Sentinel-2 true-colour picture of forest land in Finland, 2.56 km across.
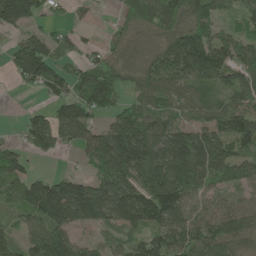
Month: May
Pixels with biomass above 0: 79%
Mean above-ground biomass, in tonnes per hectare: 92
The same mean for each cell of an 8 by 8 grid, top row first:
187 39 17 15 80 107 91 51
67 97 39 57 41 142 133 85
50 118 95 133 77 99 90 84
3 57 109 64 84 65 55 105
33 86 71 168 193 169 141 97
109 47 53 115 113 127 99 66
75 197 179 138 147 119 54 69
66 153 49 41 70 96 116 90
